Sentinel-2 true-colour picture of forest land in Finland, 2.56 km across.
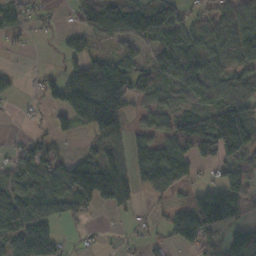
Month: October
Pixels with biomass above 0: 69%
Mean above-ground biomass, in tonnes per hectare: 82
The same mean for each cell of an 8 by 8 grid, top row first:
44 23 65 123 121 72 66 97
18 1 70 32 51 80 76 127
16 44 166 179 88 77 113 114
6 27 156 139 45 57 98 132
21 51 13 57 62 111 162 131
63 120 185 174 95 121 17 147
113 95 88 70 12 58 197 93
84 85 12 6 30 57 55 122
